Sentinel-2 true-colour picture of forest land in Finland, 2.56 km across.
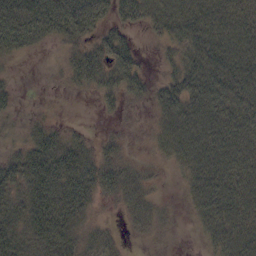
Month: October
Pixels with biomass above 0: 77%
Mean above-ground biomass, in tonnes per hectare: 35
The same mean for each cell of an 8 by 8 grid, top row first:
62 68 72 34 33 47 47 39
36 9 29 55 5 27 50 50
7 2 30 41 31 37 59 47
13 6 0 13 8 47 52 51
17 45 28 17 9 42 51 43
50 66 63 44 24 10 51 42
41 64 51 10 33 10 46 44
44 52 37 20 8 4 21 44
